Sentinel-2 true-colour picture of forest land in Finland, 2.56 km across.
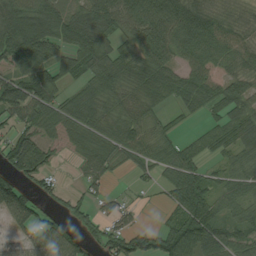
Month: August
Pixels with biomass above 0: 78%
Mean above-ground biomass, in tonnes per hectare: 74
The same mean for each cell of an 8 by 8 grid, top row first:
133 134 91 102 114 130 87 35
126 109 131 78 79 75 68 52
93 110 56 87 84 68 62 54
75 82 96 62 50 28 42 77
111 79 58 67 65 51 54 76
86 56 36 35 26 79 57 64
118 47 64 37 12 59 78 54
35 95 61 78 88 103 91 76
